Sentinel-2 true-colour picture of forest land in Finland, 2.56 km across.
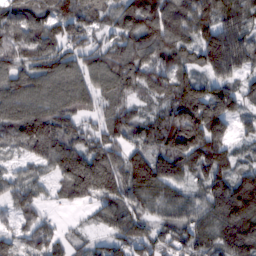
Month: February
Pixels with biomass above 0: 91%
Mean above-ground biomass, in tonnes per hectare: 112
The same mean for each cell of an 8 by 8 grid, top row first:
123 114 128 96 158 150 136 124
129 121 99 93 125 107 138 113
126 125 113 133 122 128 99 65
138 147 112 106 48 148 184 74
73 140 120 123 96 169 192 37
49 53 192 163 148 107 130 89
72 33 36 121 86 104 133 184
57 87 35 73 62 76 120 161
